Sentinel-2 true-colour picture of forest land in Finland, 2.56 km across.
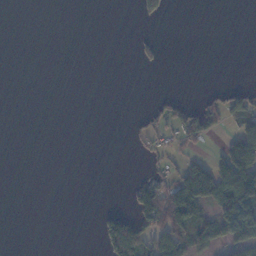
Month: November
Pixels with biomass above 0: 20%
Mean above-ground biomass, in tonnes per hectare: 26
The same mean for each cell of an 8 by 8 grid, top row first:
0 0 0 0 30 0 0 0
0 0 0 0 17 0 0 0
0 0 0 0 0 0 0 2
0 0 0 0 18 51 76 91
0 0 0 0 20 34 21 121
0 0 0 0 25 53 130 156
0 0 0 21 82 139 41 120
0 0 0 109 75 75 52 74
